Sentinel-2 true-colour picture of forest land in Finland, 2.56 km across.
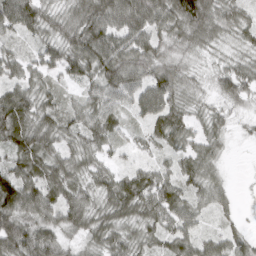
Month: March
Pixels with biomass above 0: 93%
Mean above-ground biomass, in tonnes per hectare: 59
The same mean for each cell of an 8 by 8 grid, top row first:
107 53 65 88 89 87 78 53
35 55 82 83 76 45 36 35
55 42 53 76 72 64 24 72
96 53 54 58 59 62 35 17
74 61 57 42 32 48 53 6
83 76 53 50 59 63 54 1
92 69 75 63 71 77 43 13
106 76 37 60 51 68 51 43
